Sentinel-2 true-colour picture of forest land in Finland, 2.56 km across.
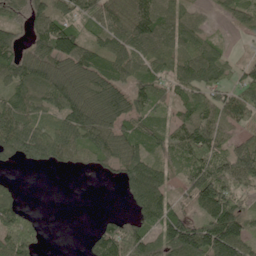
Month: June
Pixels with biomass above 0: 78%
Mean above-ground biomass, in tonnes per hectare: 86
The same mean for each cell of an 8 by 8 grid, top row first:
60 89 67 96 122 83 24 75
84 120 109 91 97 98 67 6
115 134 101 102 110 89 98 58
120 67 133 119 80 55 92 89
126 130 89 87 79 95 139 66
7 1 10 25 118 46 153 112
85 0 0 1 118 73 141 78
139 17 7 125 124 156 185 135
